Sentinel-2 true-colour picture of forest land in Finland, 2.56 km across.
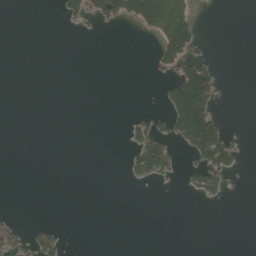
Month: May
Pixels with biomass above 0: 14%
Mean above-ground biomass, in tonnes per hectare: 23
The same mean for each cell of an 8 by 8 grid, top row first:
0 0 42 75 132 135 0 0
0 0 0 0 0 113 9 0
0 0 0 0 1 78 99 0
0 0 0 0 13 116 104 0
0 0 0 0 91 52 146 22
0 0 0 0 43 21 83 6
2 0 0 0 0 0 2 0
52 49 0 0 0 0 0 0
